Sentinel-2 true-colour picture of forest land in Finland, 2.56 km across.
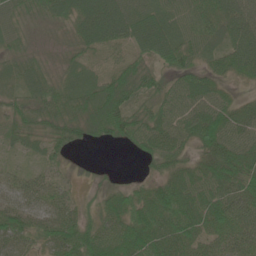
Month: June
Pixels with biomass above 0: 90%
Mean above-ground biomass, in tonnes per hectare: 50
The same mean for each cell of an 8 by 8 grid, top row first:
38 42 63 83 74 53 56 65
30 15 37 36 59 81 41 65
32 44 45 48 49 42 52 26
34 43 50 82 41 62 78 55
26 39 24 24 54 64 77 71
24 25 7 6 17 61 63 79
47 41 30 49 64 86 73 59
51 47 79 74 82 70 40 45
